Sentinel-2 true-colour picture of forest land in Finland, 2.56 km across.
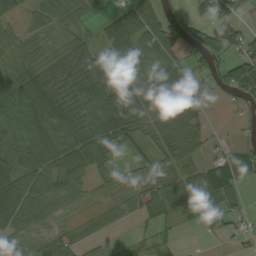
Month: September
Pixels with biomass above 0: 75%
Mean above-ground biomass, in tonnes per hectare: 51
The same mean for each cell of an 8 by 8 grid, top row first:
33 38 44 33 74 30 33 26
56 37 59 75 75 51 73 54
74 65 69 85 64 65 48 81
71 87 70 129 73 76 9 17
65 65 89 58 40 73 21 28
76 67 53 30 36 56 61 56
82 60 27 24 26 37 75 27
19 43 18 4 10 14 11 17
